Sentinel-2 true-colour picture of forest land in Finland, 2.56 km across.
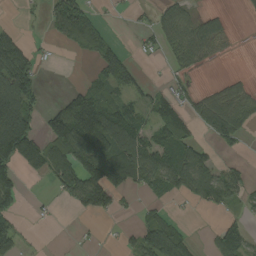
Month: August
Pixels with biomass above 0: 49%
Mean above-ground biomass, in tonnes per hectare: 60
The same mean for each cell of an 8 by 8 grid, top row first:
3 49 114 5 9 67 36 5
91 6 58 61 18 56 49 1
164 1 13 104 25 24 4 19
164 49 192 105 54 72 89 71
188 90 149 127 100 99 31 27
56 61 121 130 87 101 92 42
37 9 49 48 21 7 35 27
67 1 5 4 77 95 19 84
